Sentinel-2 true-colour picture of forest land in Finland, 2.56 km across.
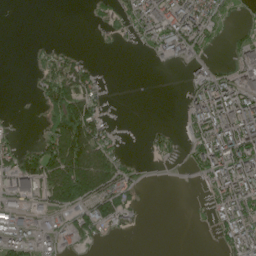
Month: June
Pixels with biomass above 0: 46%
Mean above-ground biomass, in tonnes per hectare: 57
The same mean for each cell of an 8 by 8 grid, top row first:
0 0 0 35 98 119 91 8
0 15 5 5 28 110 24 51
0 69 97 3 1 6 87 83
3 47 139 6 0 3 148 145
41 101 193 56 10 28 126 165
120 120 177 105 13 3 82 149
77 59 69 92 20 0 27 117
71 47 48 8 0 0 3 103
